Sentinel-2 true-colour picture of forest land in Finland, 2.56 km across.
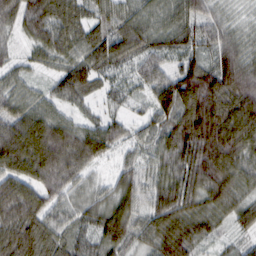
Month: February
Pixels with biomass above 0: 95%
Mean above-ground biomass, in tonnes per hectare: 78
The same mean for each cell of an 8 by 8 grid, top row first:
72 106 72 59 57 69 56 19
23 72 76 92 71 66 64 64
38 25 95 47 55 102 141 121
67 58 31 36 35 116 165 137
130 145 98 72 51 116 163 122
92 100 54 34 57 95 138 80
82 69 49 83 62 113 78 67
94 88 50 88 53 117 41 27
